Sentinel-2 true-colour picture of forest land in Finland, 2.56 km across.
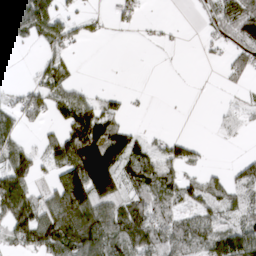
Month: March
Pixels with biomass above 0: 53%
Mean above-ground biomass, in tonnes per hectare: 58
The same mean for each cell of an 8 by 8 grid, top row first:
132 111 28 21 10 0 35 127
26 39 14 0 2 4 15 45
2 69 13 0 0 0 0 21
62 70 128 62 3 0 2 22
61 53 181 147 41 50 6 7
109 36 179 157 86 58 31 19
131 71 156 76 77 50 55 54
59 113 132 92 109 85 65 117
